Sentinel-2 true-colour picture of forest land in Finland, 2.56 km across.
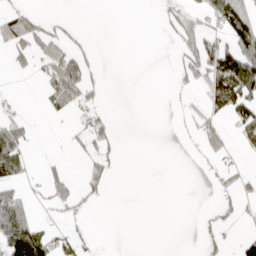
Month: April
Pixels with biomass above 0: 28%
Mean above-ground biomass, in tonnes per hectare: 31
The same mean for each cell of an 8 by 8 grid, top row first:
56 11 0 0 0 44 44 94
56 68 18 0 0 25 76 123
5 44 100 0 0 13 73 183
13 20 37 8 0 4 38 65
109 0 13 25 0 2 37 11
83 30 18 26 0 0 8 27
88 16 26 2 0 0 6 19
119 52 32 0 0 0 23 20
